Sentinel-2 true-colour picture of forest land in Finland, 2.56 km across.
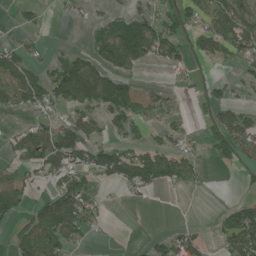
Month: July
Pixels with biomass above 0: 46%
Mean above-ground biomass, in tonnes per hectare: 50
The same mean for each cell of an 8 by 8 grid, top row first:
20 7 15 25 47 62 64 96
50 20 12 114 105 61 63 81
73 80 112 74 13 17 17 34
27 36 56 79 51 20 25 51
44 89 94 51 46 40 25 79
43 43 54 79 109 79 9 8
64 85 94 5 5 0 1 69
48 99 34 2 9 61 20 126
